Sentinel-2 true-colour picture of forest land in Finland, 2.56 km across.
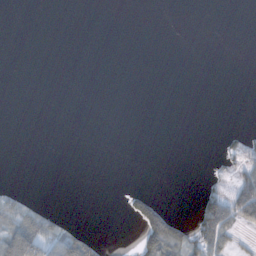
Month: November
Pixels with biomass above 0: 14%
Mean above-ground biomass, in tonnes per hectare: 13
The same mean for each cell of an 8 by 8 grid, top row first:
0 0 0 0 0 0 0 0
0 0 0 0 0 0 0 0
0 0 0 0 0 0 0 0
0 0 0 0 0 0 0 0
0 0 0 0 0 0 0 45
0 0 0 0 0 0 11 43
54 14 0 0 74 6 73 73
90 72 64 2 57 85 78 15
